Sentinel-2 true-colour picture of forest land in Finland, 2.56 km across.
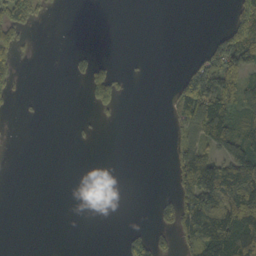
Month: October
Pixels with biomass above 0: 28%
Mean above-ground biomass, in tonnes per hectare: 37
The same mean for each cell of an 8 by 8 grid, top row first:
80 9 0 0 0 0 0 95
57 0 6 0 0 0 47 146
38 0 15 77 1 35 121 78
6 1 2 17 0 57 139 74
0 0 3 0 0 41 55 80
0 0 0 0 0 65 163 133
0 0 0 0 0 82 147 131
0 0 0 0 52 44 166 132
